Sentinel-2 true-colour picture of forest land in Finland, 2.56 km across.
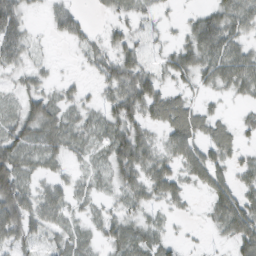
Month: February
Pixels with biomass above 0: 75%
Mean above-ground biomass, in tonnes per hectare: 33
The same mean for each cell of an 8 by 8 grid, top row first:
51 17 20 18 23 7 36 39
40 7 18 35 32 30 53 36
22 18 9 45 54 26 31 48
33 50 26 37 47 57 25 10
53 41 28 44 46 43 41 25
71 24 17 31 45 38 51 23
70 42 18 20 26 16 21 65
38 27 29 32 37 16 6 51
